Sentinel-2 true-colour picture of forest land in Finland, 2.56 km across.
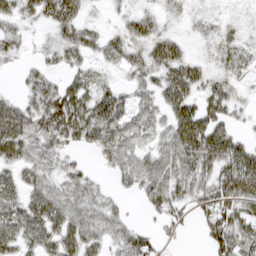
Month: March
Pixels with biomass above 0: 76%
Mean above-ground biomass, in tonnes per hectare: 42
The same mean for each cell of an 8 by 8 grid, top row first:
36 43 35 8 31 13 15 8
28 21 47 34 43 36 13 37
6 36 39 16 33 58 33 21
53 70 70 65 39 50 52 17
73 46 38 62 32 68 88 41
33 39 34 24 61 59 50 84
47 68 50 33 23 44 65 54
52 53 71 40 45 13 44 65
